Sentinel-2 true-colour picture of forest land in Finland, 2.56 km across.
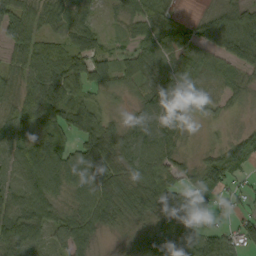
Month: September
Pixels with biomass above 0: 88%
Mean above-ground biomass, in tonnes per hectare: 64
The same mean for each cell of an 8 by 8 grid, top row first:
84 45 44 17 58 29 39 83
68 52 80 27 50 50 50 92
52 96 92 54 49 42 71 41
75 90 84 20 79 101 32 12
65 94 75 83 89 59 14 52
54 133 106 85 85 46 74 26
83 70 74 88 98 112 75 24
102 44 88 9 49 71 73 37
